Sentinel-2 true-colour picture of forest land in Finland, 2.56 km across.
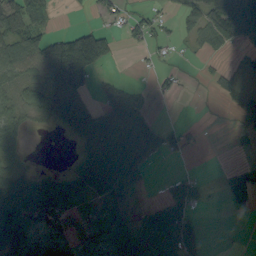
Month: September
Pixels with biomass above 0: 56%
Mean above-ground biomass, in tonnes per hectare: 46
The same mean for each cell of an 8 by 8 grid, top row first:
102 52 1 24 24 27 75 101
74 128 212 54 21 9 34 17
48 110 80 18 3 22 11 22
46 64 85 83 63 0 0 39
38 0 27 77 78 40 2 4
52 26 44 68 19 19 6 38
102 66 28 35 13 76 10 14
67 59 42 70 70 89 11 1
